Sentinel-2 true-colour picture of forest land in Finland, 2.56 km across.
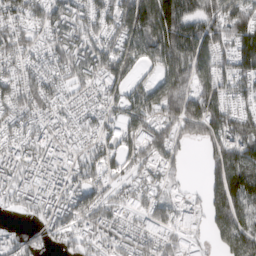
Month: March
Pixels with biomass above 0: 84%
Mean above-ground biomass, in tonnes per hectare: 104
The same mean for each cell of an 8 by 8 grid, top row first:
87 109 110 141 266 196 137 150
101 79 129 113 176 188 147 113
80 78 78 119 75 201 110 110
90 75 57 55 153 173 158 85
66 85 54 68 127 85 96 160
76 85 79 61 60 39 74 192
43 75 109 75 69 62 93 159
54 56 67 82 76 54 40 189
